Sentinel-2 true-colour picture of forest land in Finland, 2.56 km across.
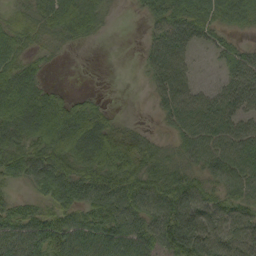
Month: September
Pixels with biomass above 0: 81%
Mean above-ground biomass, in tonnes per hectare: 57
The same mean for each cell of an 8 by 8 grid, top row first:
36 72 90 17 23 67 67 56
54 29 12 0 27 75 21 32
82 19 0 0 13 76 9 59
98 91 66 22 0 61 66 54
64 89 100 92 55 35 68 75
56 83 73 79 73 63 53 69
40 46 62 82 74 89 62 54
67 96 74 76 63 89 76 62
